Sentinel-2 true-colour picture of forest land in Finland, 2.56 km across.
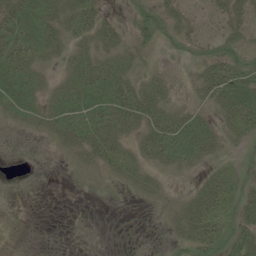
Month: June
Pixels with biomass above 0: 68%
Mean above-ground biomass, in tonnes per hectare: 25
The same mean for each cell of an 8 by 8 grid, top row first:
58 43 41 13 26 30 11 31
63 35 22 24 23 17 20 25
44 15 34 41 19 11 40 52
28 30 50 61 46 24 17 54
2 8 38 39 28 65 39 12
0 0 8 17 24 8 21 20
0 0 0 0 3 16 46 35
0 0 0 0 0 17 47 46
